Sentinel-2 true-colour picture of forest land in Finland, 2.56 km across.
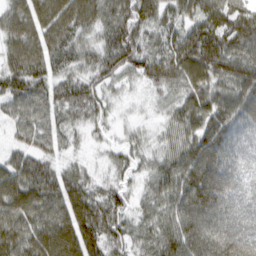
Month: March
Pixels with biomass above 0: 92%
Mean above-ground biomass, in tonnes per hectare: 70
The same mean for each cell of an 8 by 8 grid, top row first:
87 105 58 76 78 65 97 104
58 64 63 81 74 87 124 104
82 68 63 51 51 81 94 94
63 67 65 25 7 57 100 80
39 52 17 23 28 61 95 57
73 73 46 26 33 82 113 63
84 74 80 73 36 75 102 79
93 77 78 60 51 84 82 107
